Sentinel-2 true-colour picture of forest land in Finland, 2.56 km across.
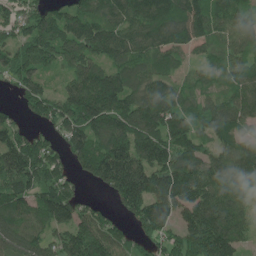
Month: June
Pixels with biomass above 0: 88%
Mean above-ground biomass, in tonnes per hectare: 120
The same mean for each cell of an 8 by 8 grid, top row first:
90 115 106 99 138 144 135 87
90 116 124 133 113 105 70 83
79 53 111 152 107 66 57 101
42 92 176 175 157 131 100 116
145 84 130 164 157 157 84 101
168 116 62 217 212 193 134 123
123 134 104 49 164 148 155 100
127 96 167 108 71 100 200 97
